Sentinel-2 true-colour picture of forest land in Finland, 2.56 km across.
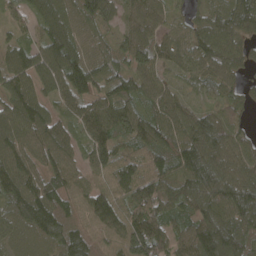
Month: April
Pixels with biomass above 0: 95%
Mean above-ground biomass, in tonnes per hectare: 88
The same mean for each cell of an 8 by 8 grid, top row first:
63 97 75 59 86 36 67 97
71 102 79 62 85 67 97 70
100 94 113 106 73 40 67 46
108 74 78 114 70 85 61 41
98 90 58 92 85 99 134 80
114 73 64 82 112 94 141 113
92 127 69 109 121 75 110 126
77 102 91 71 136 76 151 109
